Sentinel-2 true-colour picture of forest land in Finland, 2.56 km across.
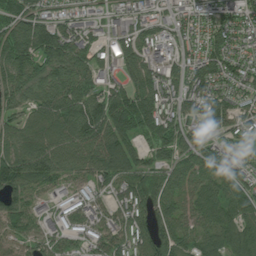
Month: July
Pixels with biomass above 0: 87%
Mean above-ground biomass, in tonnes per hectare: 103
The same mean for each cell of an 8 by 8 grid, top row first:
98 82 57 50 67 57 70 113
157 148 108 86 96 87 119 89
118 107 103 62 121 96 135 114
73 127 157 172 178 93 145 101
113 128 129 149 76 131 67 77
159 128 76 108 120 77 95 94
111 40 87 79 135 91 99 113
64 78 66 100 118 104 81 103
